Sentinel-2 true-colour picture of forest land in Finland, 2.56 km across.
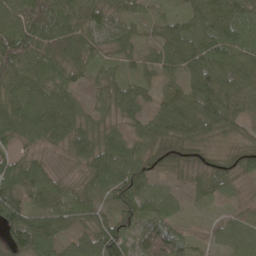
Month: May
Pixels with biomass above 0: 95%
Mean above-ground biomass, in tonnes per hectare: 70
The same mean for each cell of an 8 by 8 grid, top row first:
84 134 90 72 36 45 101 62
132 98 96 55 43 85 82 53
94 80 37 49 47 47 96 64
91 101 56 59 49 114 111 62
40 46 75 73 62 80 48 37
102 59 31 95 92 33 52 42
112 77 72 77 83 39 18 23
90 96 68 120 112 58 18 53
